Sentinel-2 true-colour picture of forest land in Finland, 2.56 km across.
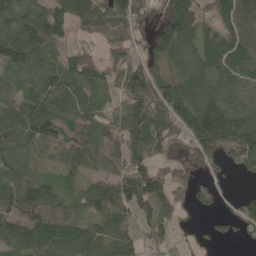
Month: May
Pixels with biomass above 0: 83%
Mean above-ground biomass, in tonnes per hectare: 95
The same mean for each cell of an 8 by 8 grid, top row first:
108 102 94 111 52 115 54 92
150 88 56 46 59 159 85 90
65 92 103 59 111 116 97 89
119 102 74 49 102 141 176 127
89 115 104 86 116 70 196 197
110 66 55 105 172 100 63 38
129 139 64 106 120 58 39 57
151 119 111 75 57 33 23 28
